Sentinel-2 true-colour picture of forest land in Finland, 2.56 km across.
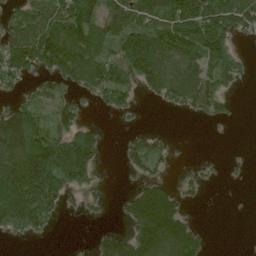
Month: June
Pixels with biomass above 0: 57%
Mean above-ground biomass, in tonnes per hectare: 78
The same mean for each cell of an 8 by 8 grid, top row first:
62 102 144 98 87 148 177 118
134 138 122 81 158 123 133 16
58 49 80 113 109 107 99 46
84 42 49 38 4 22 57 7
175 139 141 1 58 14 0 0
199 179 105 0 45 10 11 5
193 118 26 11 175 107 2 1
22 11 1 86 147 167 25 0
